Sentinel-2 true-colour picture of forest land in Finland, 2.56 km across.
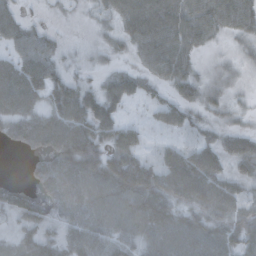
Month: October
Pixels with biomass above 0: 85%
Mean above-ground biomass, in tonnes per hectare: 51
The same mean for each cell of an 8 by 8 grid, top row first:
36 8 8 39 88 79 71 69
47 48 16 26 59 66 21 19
82 66 29 41 36 46 22 15
66 60 70 46 11 46 26 19
34 70 83 51 25 28 40 58
2 71 78 82 72 85 82 41
53 51 75 86 84 51 60 47
36 44 62 60 60 75 71 60
